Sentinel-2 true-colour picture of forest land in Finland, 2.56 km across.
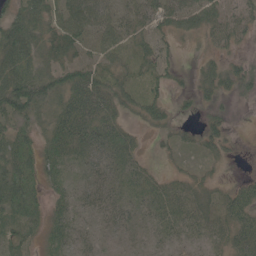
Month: May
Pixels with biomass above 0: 76%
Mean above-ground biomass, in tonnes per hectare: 32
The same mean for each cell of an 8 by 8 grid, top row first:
39 44 71 41 37 48 45 31
68 36 38 47 34 15 19 16
77 50 50 42 33 13 32 35
56 30 55 39 33 13 16 1
50 31 38 41 8 20 28 5
65 28 13 24 22 17 16 9
59 31 17 25 21 37 30 45
38 22 15 8 6 15 19 40
